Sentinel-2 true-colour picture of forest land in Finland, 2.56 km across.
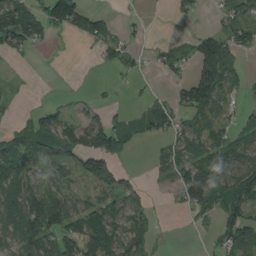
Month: August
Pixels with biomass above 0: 54%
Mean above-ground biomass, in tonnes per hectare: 56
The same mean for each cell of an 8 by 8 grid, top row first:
97 90 108 26 6 26 6 44
56 20 7 43 13 23 91 56
3 0 0 7 9 29 120 37
9 36 20 32 37 54 76 26
78 125 107 122 18 43 74 60
99 44 63 92 7 65 140 116
81 114 63 66 54 18 73 88
64 86 123 94 65 1 10 114
